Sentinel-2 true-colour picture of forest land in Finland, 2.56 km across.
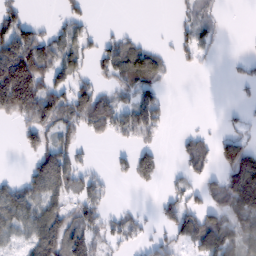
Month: February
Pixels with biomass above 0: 52%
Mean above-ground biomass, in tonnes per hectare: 59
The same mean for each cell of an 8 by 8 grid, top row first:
61 4 38 0 0 13 42 0
148 92 65 63 52 31 29 1
233 94 52 49 97 7 0 27
100 130 105 63 91 4 0 14
11 80 45 19 43 18 46 94
21 141 68 24 67 21 49 158
96 91 66 23 11 65 70 133
34 110 90 43 33 62 115 98
